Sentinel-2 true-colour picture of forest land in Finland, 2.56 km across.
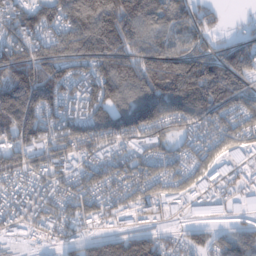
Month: January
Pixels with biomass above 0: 88%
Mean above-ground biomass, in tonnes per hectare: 132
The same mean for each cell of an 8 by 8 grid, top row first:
135 128 189 197 160 110 67 16
150 125 162 167 133 127 93 103
171 164 160 179 158 218 209 125
205 134 176 162 177 147 158 134
154 159 128 129 161 85 104 136
137 154 137 129 134 92 127 130
142 150 133 115 114 97 123 101
52 64 88 104 116 53 69 103
